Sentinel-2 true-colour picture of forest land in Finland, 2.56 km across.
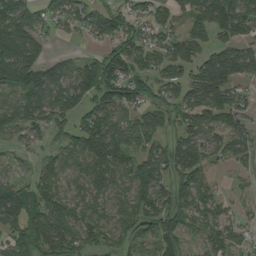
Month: August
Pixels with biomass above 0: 78%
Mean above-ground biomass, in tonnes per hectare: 99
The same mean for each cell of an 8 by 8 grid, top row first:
151 72 77 82 59 72 138 150
206 46 15 72 98 97 83 97
171 158 132 156 86 92 167 96
137 142 99 129 79 80 130 95
44 44 122 171 72 98 100 90
53 97 84 91 136 100 56 20
145 161 87 75 103 115 71 23
82 142 118 84 79 98 65 48
